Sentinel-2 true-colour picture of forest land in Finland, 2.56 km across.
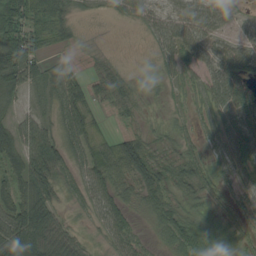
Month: August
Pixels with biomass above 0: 77%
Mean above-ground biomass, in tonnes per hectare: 42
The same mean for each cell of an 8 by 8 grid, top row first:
78 75 9 15 34 45 56 33
93 32 12 3 5 43 42 45
64 50 39 42 10 19 43 77
25 19 62 17 13 8 20 46
71 78 50 50 56 26 15 48
53 90 44 61 72 51 34 25
67 59 16 64 31 34 20 20
103 77 26 39 17 39 40 17
